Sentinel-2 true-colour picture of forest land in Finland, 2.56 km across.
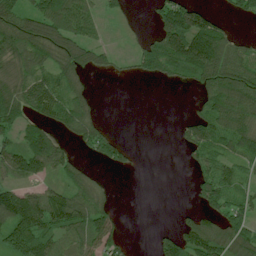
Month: July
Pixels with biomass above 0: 61%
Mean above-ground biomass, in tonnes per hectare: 72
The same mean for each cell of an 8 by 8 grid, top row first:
114 125 97 19 5 146 72 29
94 122 112 23 55 150 177 45
93 83 59 8 33 37 115 134
123 97 88 0 0 1 79 124
72 135 50 66 0 13 82 92
71 63 58 6 1 0 59 56
170 169 120 47 0 7 63 72
135 81 77 70 0 80 142 103
